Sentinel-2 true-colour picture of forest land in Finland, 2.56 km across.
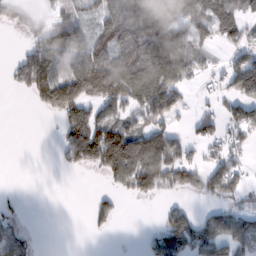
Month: February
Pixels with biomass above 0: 55%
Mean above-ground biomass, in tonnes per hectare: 72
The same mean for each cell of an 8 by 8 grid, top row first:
45 27 48 86 188 126 108 63
13 157 111 118 126 151 44 56
46 148 168 174 140 113 17 110
0 51 114 90 95 80 27 76
0 0 166 160 146 89 45 34
0 0 5 70 157 85 86 54
13 0 0 49 0 41 32 45
77 0 0 2 22 129 122 93
